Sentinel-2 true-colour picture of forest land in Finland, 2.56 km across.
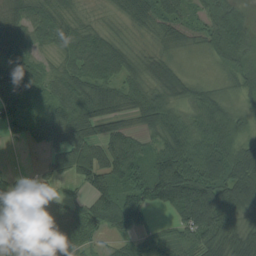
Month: August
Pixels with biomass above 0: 88%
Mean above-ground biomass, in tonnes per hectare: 75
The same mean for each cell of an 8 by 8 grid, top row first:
63 72 36 28 63 55 76 84
79 36 82 93 27 32 55 118
111 50 88 75 78 66 25 74
109 60 98 75 87 67 90 51
19 80 108 89 42 103 89 80
31 58 87 92 85 145 116 131
94 35 53 106 95 100 160 100
33 64 57 36 44 62 83 97
